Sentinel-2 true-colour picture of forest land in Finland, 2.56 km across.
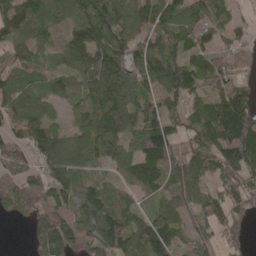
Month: May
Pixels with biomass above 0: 84%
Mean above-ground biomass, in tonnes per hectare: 87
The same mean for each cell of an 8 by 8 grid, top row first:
102 94 98 104 87 85 87 23
83 54 121 109 89 78 59 43
79 55 91 127 93 147 85 49
82 50 51 141 89 59 83 134
81 141 86 110 113 91 96 187
87 104 74 37 121 72 41 105
90 123 114 97 36 62 80 46
0 144 103 129 103 73 54 31
